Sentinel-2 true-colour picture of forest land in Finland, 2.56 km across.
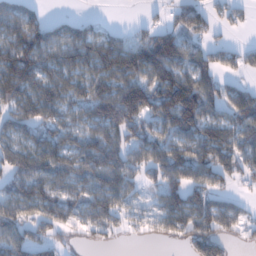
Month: January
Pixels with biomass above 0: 75%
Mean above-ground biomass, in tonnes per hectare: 86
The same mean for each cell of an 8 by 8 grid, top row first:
98 30 21 1 15 61 71 27
133 116 123 113 118 146 60 38
137 101 91 115 124 164 80 31
83 99 77 146 138 215 113 105
99 101 83 104 96 106 124 97
86 99 83 116 56 106 93 65
91 85 71 88 37 116 103 37
92 59 15 22 14 34 102 23
